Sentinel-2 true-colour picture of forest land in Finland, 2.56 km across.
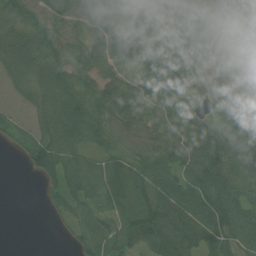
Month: July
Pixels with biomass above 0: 87%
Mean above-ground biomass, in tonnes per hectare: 63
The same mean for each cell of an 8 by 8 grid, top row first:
84 69 67 76 69 48 62 31
83 78 66 82 82 76 61 62
45 85 64 64 70 96 31 51
15 71 82 83 57 74 37 47
28 73 59 51 52 67 89 83
0 53 75 78 88 74 103 85
0 14 34 51 106 95 94 82
0 0 38 45 90 98 68 83
